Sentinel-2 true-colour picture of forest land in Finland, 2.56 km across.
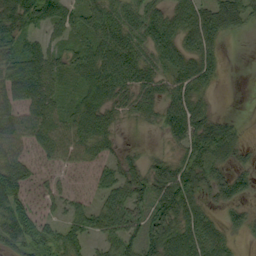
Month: September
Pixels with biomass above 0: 75%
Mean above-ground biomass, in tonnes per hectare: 45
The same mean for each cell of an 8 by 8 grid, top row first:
76 62 43 47 59 56 57 46
42 39 34 66 49 58 49 0
63 49 36 74 47 54 38 0
47 58 49 33 27 59 33 2
54 50 43 18 3 27 71 31
78 16 9 37 45 77 40 45
71 17 29 60 47 90 28 35
64 51 35 43 75 71 60 14
